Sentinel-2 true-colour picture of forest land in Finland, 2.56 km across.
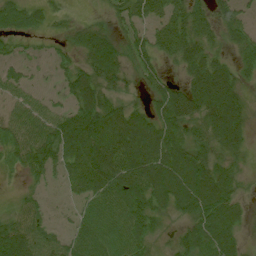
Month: July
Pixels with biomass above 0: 85%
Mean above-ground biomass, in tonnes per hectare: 51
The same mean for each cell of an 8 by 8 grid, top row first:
49 29 10 36 53 54 47 43
21 14 38 55 55 67 50 36
33 8 55 41 38 24 95 38
46 42 67 58 35 75 68 57
51 68 96 95 86 63 45 49
14 27 68 83 87 88 75 28
26 19 29 67 64 48 82 31
84 43 54 60 50 28 59 33
